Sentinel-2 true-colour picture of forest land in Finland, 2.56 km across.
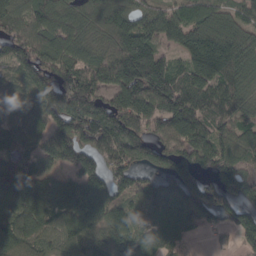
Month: March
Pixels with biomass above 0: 88%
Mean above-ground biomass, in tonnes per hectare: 121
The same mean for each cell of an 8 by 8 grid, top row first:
127 120 79 129 119 100 111 78
129 129 102 103 183 90 211 149
62 131 137 154 212 135 173 110
64 136 180 199 191 187 132 97
64 101 152 172 136 141 137 101
120 79 135 110 67 119 71 100
128 124 181 128 91 123 137 112
124 91 112 109 68 75 24 72
